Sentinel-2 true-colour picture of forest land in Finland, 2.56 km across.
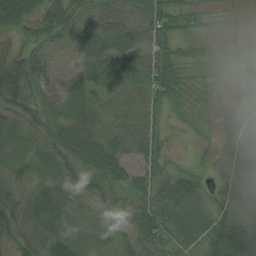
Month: August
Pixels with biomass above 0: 94%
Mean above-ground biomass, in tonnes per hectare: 38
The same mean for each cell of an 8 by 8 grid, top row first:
56 48 31 33 41 49 30 18
24 31 30 48 40 34 23 23
64 50 23 39 41 50 37 50
40 30 34 31 40 23 38 29
19 40 81 41 56 3 23 30
29 38 46 48 41 46 25 38
35 59 26 35 51 65 39 31
26 45 24 25 61 36 58 58
